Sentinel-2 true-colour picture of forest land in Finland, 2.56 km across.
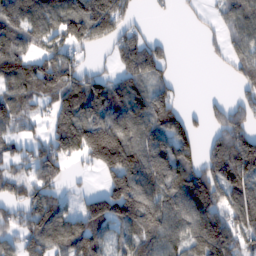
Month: February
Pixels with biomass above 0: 73%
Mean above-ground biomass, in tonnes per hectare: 106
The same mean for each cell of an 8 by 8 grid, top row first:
135 137 157 169 13 12 22 115
115 103 80 59 110 12 21 86
136 130 105 83 113 35 0 57
107 65 153 123 128 84 47 84
69 115 194 234 147 157 60 162
78 84 14 123 157 153 127 169
81 129 60 140 162 141 139 125
82 129 147 85 123 108 175 110
